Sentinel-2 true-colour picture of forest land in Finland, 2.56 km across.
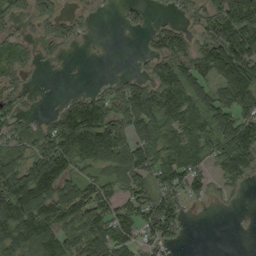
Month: September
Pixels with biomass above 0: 71%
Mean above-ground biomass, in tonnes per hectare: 75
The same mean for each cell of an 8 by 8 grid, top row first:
46 43 24 3 17 21 62 162
46 26 8 1 15 70 78 125
37 2 1 16 49 117 72 137
46 20 136 95 127 121 101 95
57 98 161 151 101 110 98 139
122 156 64 62 77 101 56 72
169 127 130 82 93 63 4 4
139 130 103 127 58 30 0 0
